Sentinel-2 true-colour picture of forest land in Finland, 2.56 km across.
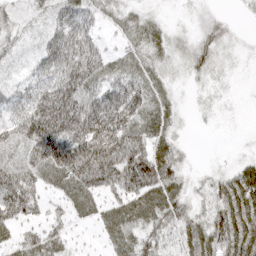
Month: April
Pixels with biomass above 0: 83%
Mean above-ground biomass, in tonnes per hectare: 43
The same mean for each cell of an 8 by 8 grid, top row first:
23 31 47 27 29 6 17 5
21 51 81 26 46 23 35 9
25 51 82 53 58 17 18 4
40 89 84 87 72 24 8 3
38 86 103 105 62 25 0 3
62 44 79 62 91 37 18 48
77 29 35 38 52 49 42 68
33 47 10 32 42 39 60 69
